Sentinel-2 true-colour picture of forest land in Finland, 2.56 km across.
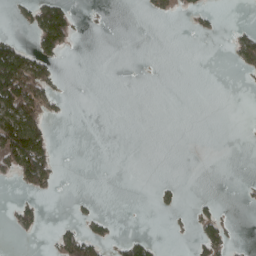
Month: April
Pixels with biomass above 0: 16%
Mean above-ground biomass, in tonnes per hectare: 20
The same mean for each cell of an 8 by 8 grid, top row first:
13 100 7 1 4 9 13 0
73 62 1 0 0 0 0 45
131 51 0 0 0 0 0 3
119 34 0 0 0 0 0 0
154 56 0 0 0 0 0 0
43 56 0 0 0 1 0 1
25 4 6 0 0 17 17 2
4 7 81 27 34 1 53 3
